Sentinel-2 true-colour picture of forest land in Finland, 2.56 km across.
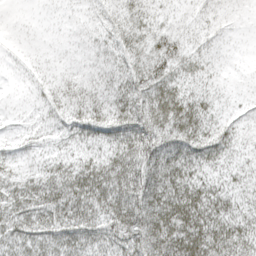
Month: April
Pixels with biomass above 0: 98%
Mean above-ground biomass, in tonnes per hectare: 48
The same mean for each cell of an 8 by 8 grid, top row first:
9 16 25 33 43 22 29 18
19 23 29 41 44 40 32 12
14 33 39 40 71 56 36 14
16 35 50 52 69 80 40 25
27 30 39 51 69 73 65 36
48 59 66 69 81 77 40 30
67 72 70 65 89 82 65 41
65 66 59 56 87 80 80 78
